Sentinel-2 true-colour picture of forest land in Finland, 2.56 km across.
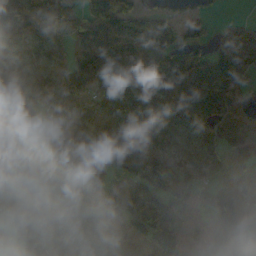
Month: October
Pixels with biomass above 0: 81%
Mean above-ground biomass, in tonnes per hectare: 93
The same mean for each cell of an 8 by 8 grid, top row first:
139 125 110 124 80 43 24 12
89 89 59 78 60 64 57 134
110 67 108 71 66 87 131 68
79 49 69 78 128 101 111 77
115 102 81 65 101 93 173 63
168 158 186 75 101 60 69 92
164 94 161 102 108 99 69 78
91 133 102 67 66 71 69 117
